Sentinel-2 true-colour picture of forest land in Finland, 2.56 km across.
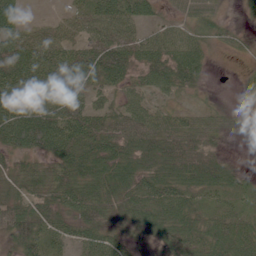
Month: June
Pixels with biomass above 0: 85%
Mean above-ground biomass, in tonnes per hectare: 50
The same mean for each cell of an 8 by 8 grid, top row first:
45 10 37 62 35 19 30 11
67 66 44 68 50 56 29 17
68 70 59 47 36 53 12 12
81 78 58 45 50 27 23 7
57 77 71 62 77 96 52 0
46 63 69 77 73 79 82 24
54 59 74 71 70 66 32 29
55 48 40 49 28 58 58 60
